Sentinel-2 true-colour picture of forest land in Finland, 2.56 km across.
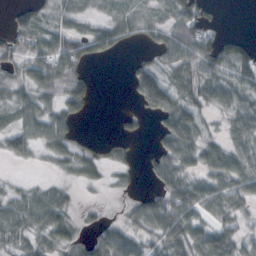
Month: October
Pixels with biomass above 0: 70%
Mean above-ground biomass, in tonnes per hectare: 38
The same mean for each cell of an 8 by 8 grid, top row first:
24 21 26 25 24 55 28 0
39 61 53 43 20 66 68 38
26 65 55 0 63 42 55 55
36 47 33 3 30 70 26 45
43 40 21 13 3 70 32 43
5 7 29 9 10 52 43 59
50 66 14 4 48 96 51 31
40 37 24 56 35 70 66 36
